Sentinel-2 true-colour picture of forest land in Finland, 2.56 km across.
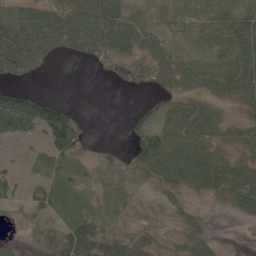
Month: June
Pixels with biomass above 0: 70%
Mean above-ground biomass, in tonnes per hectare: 33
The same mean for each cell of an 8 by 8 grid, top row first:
43 55 69 56 13 21 22 28
79 53 45 49 28 22 20 42
23 2 0 19 31 32 40 51
136 71 9 0 25 39 34 17
25 37 28 5 68 53 41 32
17 25 20 18 29 50 66 54
13 31 19 23 5 19 12 26
5 34 75 43 28 24 25 0
